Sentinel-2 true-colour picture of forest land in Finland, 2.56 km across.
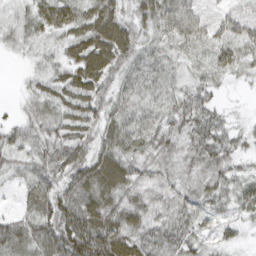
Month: March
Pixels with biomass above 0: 92%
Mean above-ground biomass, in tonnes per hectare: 48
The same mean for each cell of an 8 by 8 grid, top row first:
25 51 50 59 40 101 43 55
19 23 54 79 38 35 51 61
3 34 60 44 49 28 32 15
13 43 59 44 43 48 47 5
39 55 65 54 51 49 69 29
26 59 67 78 55 42 52 27
20 57 83 67 57 56 40 34
61 65 108 96 67 64 30 16
